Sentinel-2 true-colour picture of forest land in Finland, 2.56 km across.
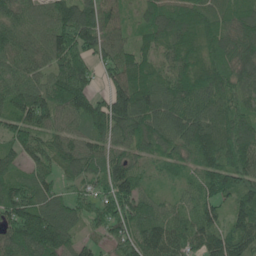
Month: June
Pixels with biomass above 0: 95%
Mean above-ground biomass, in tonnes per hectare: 98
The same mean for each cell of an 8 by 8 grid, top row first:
74 82 123 66 69 102 90 87
83 97 134 90 70 84 91 126
68 75 124 71 111 96 107 98
117 106 111 153 126 109 96 95
97 88 92 85 86 90 128 138
76 76 79 107 48 36 104 130
148 130 77 119 86 49 97 99
146 190 60 69 128 104 99 112
